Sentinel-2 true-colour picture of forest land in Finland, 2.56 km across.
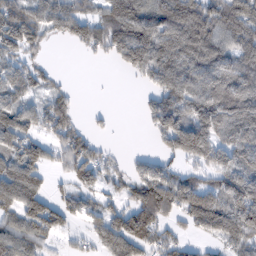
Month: February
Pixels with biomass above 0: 73%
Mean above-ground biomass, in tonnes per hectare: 92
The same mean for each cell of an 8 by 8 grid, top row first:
126 102 92 115 127 171 133 124
103 24 36 97 169 172 146 105
86 37 0 1 45 138 110 97
135 92 17 11 42 131 164 172
111 59 77 9 1 126 169 114
162 49 76 43 78 70 63 137
125 110 52 51 129 99 144 152
127 55 25 104 75 41 47 101
